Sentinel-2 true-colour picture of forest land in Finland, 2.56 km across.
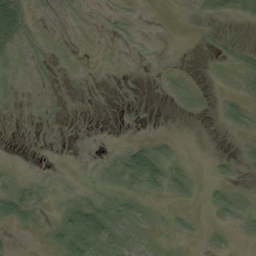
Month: September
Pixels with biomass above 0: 36%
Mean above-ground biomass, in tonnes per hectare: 9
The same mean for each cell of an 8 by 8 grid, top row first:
46 6 6 9 2 0 6 11
13 7 2 2 4 0 1 6
4 3 1 1 1 8 2 7
1 4 0 0 1 2 2 20
0 1 1 2 15 6 0 4
7 4 3 17 51 16 3 4
40 5 38 25 10 4 6 11
3 9 48 23 4 5 7 3
